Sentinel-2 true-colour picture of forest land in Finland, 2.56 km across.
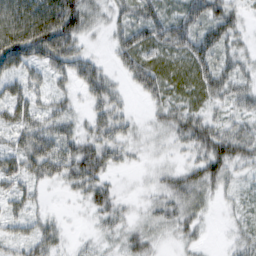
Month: February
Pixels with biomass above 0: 84%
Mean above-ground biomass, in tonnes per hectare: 46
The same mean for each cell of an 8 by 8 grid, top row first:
80 97 76 30 56 49 62 27
106 101 43 26 71 66 65 30
55 41 52 31 65 58 65 43
61 45 21 59 12 52 38 36
47 73 60 62 23 31 76 68
62 50 71 28 10 41 66 26
33 13 11 49 17 46 20 20
41 53 8 21 38 22 7 27
